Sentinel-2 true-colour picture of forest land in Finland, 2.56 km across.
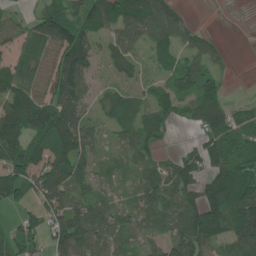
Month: June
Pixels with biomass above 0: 79%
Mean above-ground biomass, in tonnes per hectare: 86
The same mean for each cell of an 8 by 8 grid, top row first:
36 106 106 109 113 72 0 0
55 114 129 76 51 84 55 0
100 109 100 46 47 109 80 1
137 139 78 86 68 82 145 51
112 128 144 34 86 11 88 127
141 135 81 37 56 103 87 149
51 93 102 72 60 85 139 143
83 72 126 78 49 96 109 110
